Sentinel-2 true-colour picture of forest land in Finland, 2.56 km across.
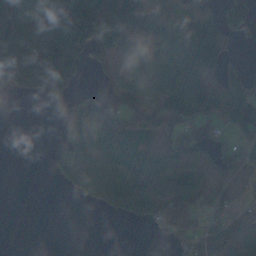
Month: October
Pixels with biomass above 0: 60%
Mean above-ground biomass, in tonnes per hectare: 58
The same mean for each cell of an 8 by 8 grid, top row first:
110 116 157 103 77 80 83 81
127 139 120 42 98 86 164 5
127 119 31 22 83 96 61 42
0 0 67 59 52 58 72 67
0 3 103 71 52 62 57 47
0 12 67 77 72 65 31 13
0 0 6 41 73 94 49 23
0 0 0 0 18 29 66 46
